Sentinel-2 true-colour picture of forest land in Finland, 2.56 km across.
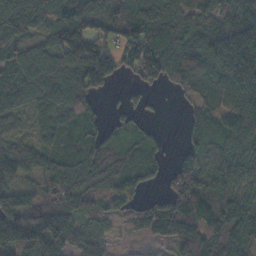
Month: November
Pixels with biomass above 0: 85%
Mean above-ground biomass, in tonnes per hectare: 78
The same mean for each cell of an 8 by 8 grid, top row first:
88 63 91 100 71 77 77 84
55 62 143 64 139 96 113 202
67 76 122 52 70 62 90 166
41 54 82 21 33 5 66 101
42 48 60 54 52 8 74 83
59 46 73 65 64 72 93 94
109 104 66 21 40 137 125 89
142 155 75 34 24 91 96 85
